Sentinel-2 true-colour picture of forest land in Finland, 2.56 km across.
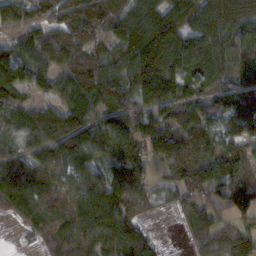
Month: November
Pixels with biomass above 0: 88%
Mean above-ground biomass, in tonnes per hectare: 102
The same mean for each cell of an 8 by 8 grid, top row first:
89 79 142 84 130 121 187 157
94 104 107 67 187 157 131 87
135 72 111 104 183 149 81 81
93 78 139 105 106 109 73 133
63 84 125 121 115 133 132 105
96 77 85 97 80 109 144 97
62 84 101 116 46 50 81 90
3 49 94 109 88 2 89 110
